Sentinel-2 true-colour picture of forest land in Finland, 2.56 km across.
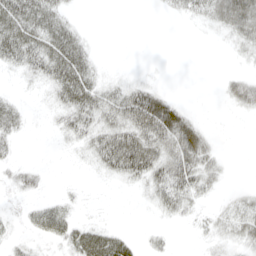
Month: April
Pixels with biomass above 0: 49%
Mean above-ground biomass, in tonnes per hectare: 19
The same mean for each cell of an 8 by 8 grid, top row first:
46 35 3 0 0 9 26 61
50 40 27 0 0 0 0 14
4 25 41 9 7 0 0 24
20 6 39 36 79 33 0 11
11 0 14 51 57 50 22 0
13 4 1 17 36 53 24 0
3 15 4 0 2 24 6 21
7 10 28 30 7 3 9 21
